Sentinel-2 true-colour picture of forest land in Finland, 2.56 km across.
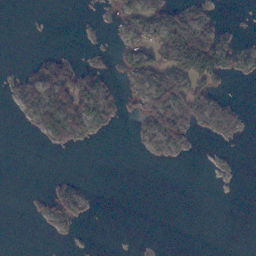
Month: November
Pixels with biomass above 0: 28%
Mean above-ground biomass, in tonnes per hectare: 16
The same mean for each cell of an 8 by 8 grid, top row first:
0 0 1 13 23 23 18 0
0 1 2 8 34 61 82 22
15 49 41 12 47 61 49 6
8 59 59 22 36 68 45 13
0 14 13 0 12 31 3 3
0 2 2 0 0 0 2 1
0 22 25 0 0 0 0 0
0 3 3 0 0 0 0 0
